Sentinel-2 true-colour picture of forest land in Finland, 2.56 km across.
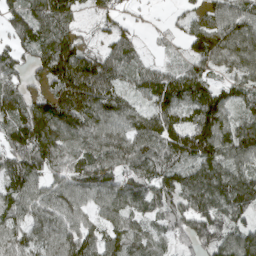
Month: April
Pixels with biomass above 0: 89%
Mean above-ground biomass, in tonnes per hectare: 101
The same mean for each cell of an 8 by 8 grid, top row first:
95 120 42 69 18 30 78 108
84 117 103 77 29 27 121 127
63 106 161 101 87 103 76 81
101 122 142 116 83 102 180 70
123 148 101 117 105 148 189 126
140 84 106 97 117 110 139 110
83 100 74 93 93 111 114 101
88 99 118 78 90 84 143 106
